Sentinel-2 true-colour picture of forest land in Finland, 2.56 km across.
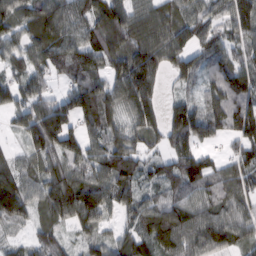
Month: February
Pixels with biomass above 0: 89%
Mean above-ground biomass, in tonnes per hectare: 93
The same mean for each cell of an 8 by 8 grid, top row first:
92 123 97 126 107 89 84 106
71 111 107 100 144 123 88 62
65 63 108 91 148 55 51 70
85 146 144 90 129 31 66 119
25 142 108 85 72 83 62 86
100 97 105 112 62 94 101 78
115 97 187 85 76 89 78 84
35 83 48 63 83 116 110 77
